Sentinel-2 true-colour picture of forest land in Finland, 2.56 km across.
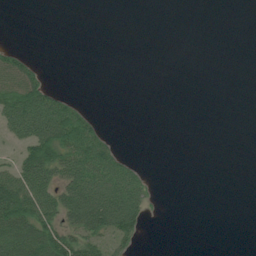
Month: July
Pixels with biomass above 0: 28%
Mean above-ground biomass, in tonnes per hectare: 24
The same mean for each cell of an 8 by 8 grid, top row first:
0 0 0 0 0 0 0 0
13 0 0 0 0 0 0 0
80 17 0 0 0 0 0 0
81 88 31 0 0 0 0 0
29 91 79 21 0 0 0 0
71 67 71 72 17 0 0 0
111 68 98 109 38 0 0 0
77 85 60 44 7 0 0 0
